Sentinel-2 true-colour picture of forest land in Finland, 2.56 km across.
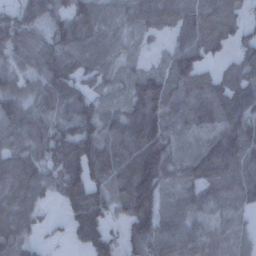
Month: December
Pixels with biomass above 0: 88%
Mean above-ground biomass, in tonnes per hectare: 96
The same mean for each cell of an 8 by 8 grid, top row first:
62 67 103 68 67 74 87 45
86 88 109 66 20 80 98 70
67 102 82 58 102 121 71 104
109 80 127 68 198 104 99 147
87 136 159 110 171 79 98 165
116 87 135 107 178 76 124 122
109 26 162 84 177 72 78 62
83 14 79 71 125 108 67 55
